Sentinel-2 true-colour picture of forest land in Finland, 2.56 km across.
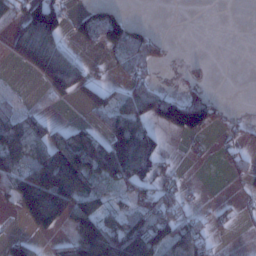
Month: January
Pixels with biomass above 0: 49%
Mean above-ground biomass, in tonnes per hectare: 60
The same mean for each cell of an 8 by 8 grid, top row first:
41 125 33 57 0 0 0 0
59 122 17 52 83 2 0 0
2 84 82 14 45 7 12 0
37 12 12 86 105 146 69 9
95 96 129 121 139 1 8 23
83 186 148 99 95 22 0 23
46 210 129 59 70 63 16 15
41 23 125 157 148 106 51 0
